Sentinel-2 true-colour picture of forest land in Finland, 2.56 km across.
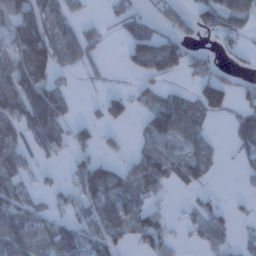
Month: January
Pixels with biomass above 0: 55%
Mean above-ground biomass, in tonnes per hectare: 50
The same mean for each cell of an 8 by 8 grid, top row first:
82 72 15 22 34 44 71 67
75 102 92 3 48 77 20 25
94 75 14 10 28 19 68 23
91 128 8 53 35 96 69 35
72 71 43 19 28 40 44 37
74 10 55 64 78 53 37 13
85 31 46 69 47 3 35 11
104 68 93 59 54 15 39 14
